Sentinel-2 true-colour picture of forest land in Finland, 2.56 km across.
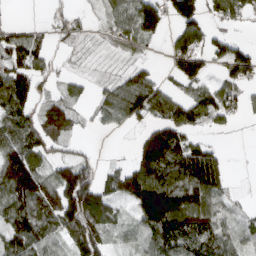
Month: March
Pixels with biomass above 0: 70%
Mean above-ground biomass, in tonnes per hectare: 76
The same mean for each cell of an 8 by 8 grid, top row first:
2 18 24 57 37 87 56 60
90 41 17 23 23 73 66 52
116 35 24 37 87 56 57 71
106 76 26 81 102 105 90 37
128 79 21 1 111 145 46 0
161 77 127 56 151 139 174 1
110 98 170 71 145 186 103 21
106 71 129 41 66 115 96 65
